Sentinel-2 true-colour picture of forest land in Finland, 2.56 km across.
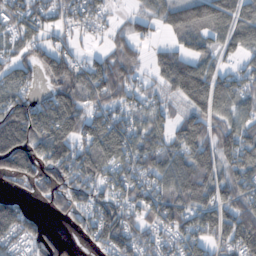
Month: October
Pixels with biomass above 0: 79%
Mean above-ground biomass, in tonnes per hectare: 88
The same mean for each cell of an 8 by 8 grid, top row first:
82 59 81 25 48 90 114 71
52 61 23 59 31 56 63 73
77 56 104 133 31 137 111 74
154 122 111 83 75 48 106 70
186 162 110 138 93 85 107 127
74 69 124 92 103 110 108 111
73 18 72 112 109 118 103 128
63 33 19 120 70 87 91 146
